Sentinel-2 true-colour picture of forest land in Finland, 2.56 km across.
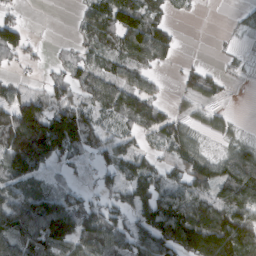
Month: March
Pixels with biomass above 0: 70%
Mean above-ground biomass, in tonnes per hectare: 71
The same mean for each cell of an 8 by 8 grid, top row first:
22 0 30 99 82 18 1 15
81 9 35 64 124 40 1 10
33 33 56 71 44 17 47 11
138 124 105 68 92 32 35 2
157 190 118 56 35 94 20 46
93 41 18 54 88 60 92 103
121 120 93 61 91 104 108 99
78 114 92 106 90 130 189 153
